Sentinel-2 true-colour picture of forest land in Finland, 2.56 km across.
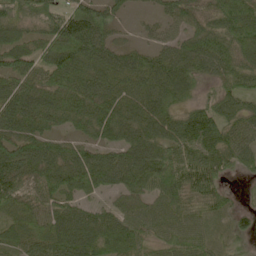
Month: May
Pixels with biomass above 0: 89%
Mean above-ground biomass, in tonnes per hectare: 74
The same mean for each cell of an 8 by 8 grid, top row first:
73 71 104 56 16 52 64 110
72 82 125 75 40 67 93 93
70 78 92 81 90 105 49 61
91 87 86 91 94 64 75 60
80 66 49 66 111 77 92 72
96 95 108 90 123 105 81 31
60 67 57 47 55 73 54 26
55 76 90 79 54 67 45 27
